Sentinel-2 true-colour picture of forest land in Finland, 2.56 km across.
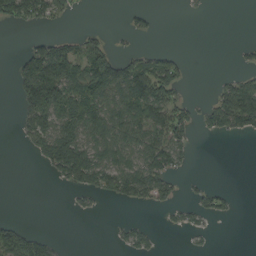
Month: August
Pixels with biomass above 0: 39%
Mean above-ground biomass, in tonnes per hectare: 48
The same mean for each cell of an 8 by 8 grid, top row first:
87 85 6 0 23 0 3 0
3 87 84 39 12 7 0 13
44 146 119 107 115 83 2 50
23 137 95 89 91 72 52 181
8 127 120 86 79 72 0 1
0 18 126 111 95 36 4 0
0 0 15 4 27 32 43 4
104 32 0 9 38 0 10 0
